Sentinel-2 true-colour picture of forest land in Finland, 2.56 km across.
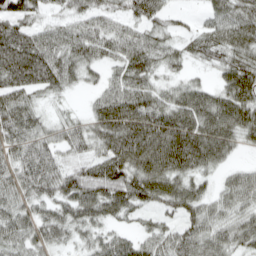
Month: April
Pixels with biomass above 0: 88%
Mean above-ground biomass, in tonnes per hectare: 65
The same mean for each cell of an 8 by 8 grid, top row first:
77 35 52 52 61 20 35 75
111 78 75 54 72 41 71 76
82 82 43 44 61 36 24 96
85 28 19 101 102 81 94 91
65 56 50 88 108 118 108 45
64 74 69 88 92 81 37 45
66 50 81 73 49 59 57 55
62 57 34 24 41 64 69 58
